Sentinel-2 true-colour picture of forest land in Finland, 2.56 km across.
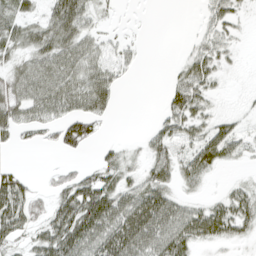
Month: April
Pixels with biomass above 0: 63%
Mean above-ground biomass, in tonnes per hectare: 36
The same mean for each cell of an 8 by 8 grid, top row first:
46 39 56 7 0 0 25 20
39 56 46 16 4 1 32 11
41 58 54 33 0 24 38 1
49 48 51 19 0 49 29 9
17 18 48 14 21 42 59 35
33 11 36 37 38 44 23 6
71 39 81 70 81 50 37 52
30 57 73 71 75 65 39 22
